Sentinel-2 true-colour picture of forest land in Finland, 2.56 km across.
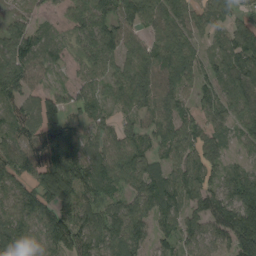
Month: August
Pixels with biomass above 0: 89%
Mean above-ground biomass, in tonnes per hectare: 90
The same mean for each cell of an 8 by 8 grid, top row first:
34 22 75 127 93 75 76 87
103 71 68 116 70 99 35 126
95 40 60 75 103 81 56 114
99 159 65 41 66 79 64 93
99 190 95 80 73 93 69 42
93 170 132 118 96 84 70 73
102 108 126 84 83 71 108 166
137 105 95 105 66 59 69 161
